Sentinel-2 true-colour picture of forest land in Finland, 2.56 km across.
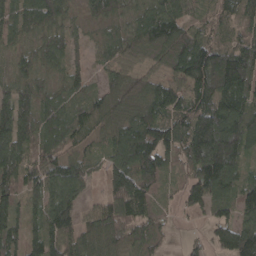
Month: April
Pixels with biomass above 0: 89%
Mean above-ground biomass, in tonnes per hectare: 94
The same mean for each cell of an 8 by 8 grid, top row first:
85 113 44 82 89 97 33 70
58 93 40 80 74 114 101 96
77 60 54 51 61 72 140 170
125 90 60 91 107 91 143 141
114 80 50 81 161 120 215 138
99 105 87 103 115 48 165 80
71 114 74 116 97 30 69 92
79 135 131 127 88 10 49 144
